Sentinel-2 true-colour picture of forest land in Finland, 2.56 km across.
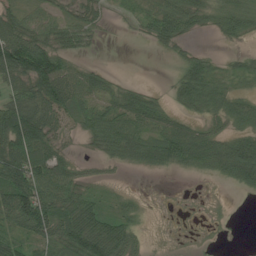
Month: July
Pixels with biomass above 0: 68%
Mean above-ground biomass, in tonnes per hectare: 48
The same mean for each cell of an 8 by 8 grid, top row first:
44 37 38 8 30 94 41 70
129 65 29 0 3 29 10 12
67 123 60 22 4 35 74 25
103 90 48 57 68 32 50 64
108 59 11 69 69 90 71 81
97 82 29 6 7 9 22 85
106 86 81 21 9 2 3 0
46 58 97 107 16 2 2 0
